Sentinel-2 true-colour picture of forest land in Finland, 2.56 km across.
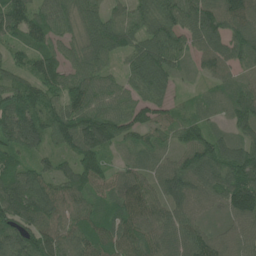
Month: June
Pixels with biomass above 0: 94%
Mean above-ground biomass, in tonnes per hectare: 87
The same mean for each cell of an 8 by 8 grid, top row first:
101 86 83 76 84 100 117 114
52 69 73 101 102 92 93 90
60 87 77 44 119 52 41 53
132 95 96 80 75 48 41 72
105 65 133 83 67 60 99 73
91 80 117 73 71 99 107 132
113 106 85 79 102 78 57 119
116 125 94 92 105 82 84 80
